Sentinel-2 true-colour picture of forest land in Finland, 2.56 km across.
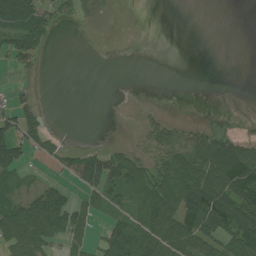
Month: July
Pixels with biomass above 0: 43%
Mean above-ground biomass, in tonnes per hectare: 32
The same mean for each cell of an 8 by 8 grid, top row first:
49 34 18 4 0 0 0 0
59 14 0 0 0 0 0 0
9 0 0 0 0 0 0 0
44 8 0 0 9 1 0 0
61 30 8 8 20 60 59 59
25 7 66 58 65 70 70 92
46 93 40 30 75 70 89 86
66 48 35 53 92 87 64 86
